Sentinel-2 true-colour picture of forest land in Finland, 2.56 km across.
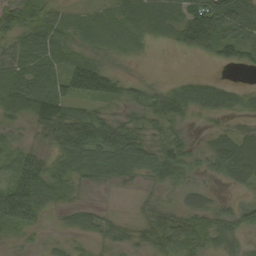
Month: September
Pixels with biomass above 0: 80%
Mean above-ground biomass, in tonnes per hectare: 51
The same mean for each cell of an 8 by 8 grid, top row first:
70 51 22 28 40 39 121 93
60 71 35 37 12 26 63 66
96 82 100 54 20 17 27 6
66 101 52 30 51 75 40 31
34 47 105 103 58 53 27 65
73 91 61 60 40 59 21 38
104 37 34 5 20 36 50 49
13 12 17 33 31 74 63 37
